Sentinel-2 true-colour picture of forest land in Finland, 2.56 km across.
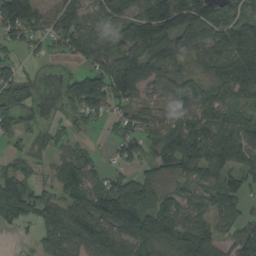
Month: August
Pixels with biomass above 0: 79%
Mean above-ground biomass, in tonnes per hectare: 76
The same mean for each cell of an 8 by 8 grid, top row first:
149 51 74 86 106 162 112 70
38 25 78 101 135 102 85 117
48 6 67 115 103 53 53 117
51 11 46 37 46 63 78 38
22 34 32 23 59 119 103 98
66 26 107 42 62 64 74 78
89 79 92 129 122 106 90 55
6 48 78 102 112 103 111 108
